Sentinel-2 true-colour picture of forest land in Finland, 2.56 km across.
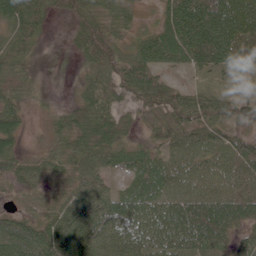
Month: June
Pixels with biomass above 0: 84%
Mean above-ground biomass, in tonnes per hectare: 55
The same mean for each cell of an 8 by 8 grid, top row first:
89 44 61 50 11 105 114 109
58 3 43 62 60 90 113 89
39 2 18 59 67 15 21 15
45 14 59 51 39 68 57 41
35 17 49 57 30 56 59 49
51 41 59 29 57 58 48 66
20 41 75 67 65 73 82 75
74 77 83 78 66 70 77 37
